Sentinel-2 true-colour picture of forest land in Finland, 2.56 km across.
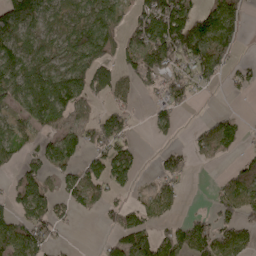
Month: May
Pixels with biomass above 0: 59%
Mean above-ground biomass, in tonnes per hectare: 62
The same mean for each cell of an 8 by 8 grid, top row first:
114 70 73 82 90 141 97 69
68 63 109 64 99 133 137 30
92 107 97 68 57 62 40 26
48 121 39 60 8 45 7 10
55 48 73 78 5 14 60 38
37 57 72 99 10 55 1 74
60 72 35 33 44 27 12 73
108 51 1 37 75 79 112 70
